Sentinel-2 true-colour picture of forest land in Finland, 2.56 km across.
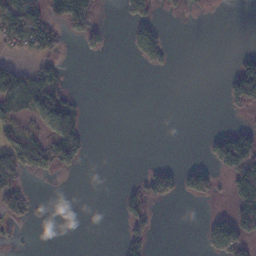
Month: November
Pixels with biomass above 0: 27%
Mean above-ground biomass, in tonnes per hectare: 34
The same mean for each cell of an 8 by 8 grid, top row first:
103 90 154 0 51 7 3 0
38 67 16 7 67 4 0 4
59 70 0 0 0 0 0 146
52 72 35 0 0 0 0 26
70 69 54 0 0 0 29 143
69 22 5 0 29 50 65 115
62 1 1 0 47 1 6 96
2 0 0 1 49 0 50 92
